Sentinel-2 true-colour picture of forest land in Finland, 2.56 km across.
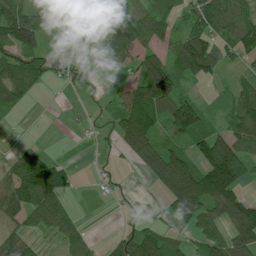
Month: July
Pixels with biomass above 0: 66%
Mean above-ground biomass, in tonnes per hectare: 71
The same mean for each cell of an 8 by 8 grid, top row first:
97 69 69 112 84 70 143 105
118 35 51 85 78 89 100 98
119 46 35 5 116 84 51 32
31 1 4 37 156 121 39 96
10 4 2 19 127 45 114 96
79 117 11 13 37 172 163 115
85 91 7 1 7 93 113 124
83 15 51 28 116 42 89 115
